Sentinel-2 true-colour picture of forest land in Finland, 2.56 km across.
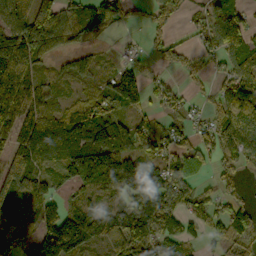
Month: October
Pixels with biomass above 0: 76%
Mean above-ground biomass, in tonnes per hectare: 92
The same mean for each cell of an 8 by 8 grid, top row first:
97 150 136 86 33 69 76 68
131 123 53 10 31 51 67 89
142 60 60 91 65 21 33 106
142 79 121 86 56 53 58 116
107 122 150 160 72 74 84 120
132 73 125 164 139 127 29 40
67 88 92 61 128 125 79 67
68 150 158 135 177 91 41 76
